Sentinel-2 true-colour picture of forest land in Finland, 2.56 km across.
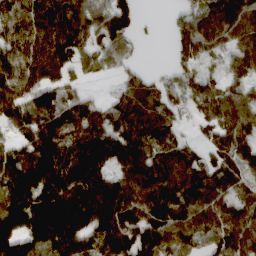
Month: March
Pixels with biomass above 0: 86%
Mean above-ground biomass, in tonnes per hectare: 111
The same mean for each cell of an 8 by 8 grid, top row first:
105 124 113 113 10 37 116 141
100 119 88 96 13 62 107 118
125 93 38 26 73 93 64 91
128 159 117 87 170 76 91 131
74 183 140 150 138 90 49 132
133 148 145 96 143 144 107 85
142 172 160 159 133 123 122 97
113 153 135 167 125 107 88 127
